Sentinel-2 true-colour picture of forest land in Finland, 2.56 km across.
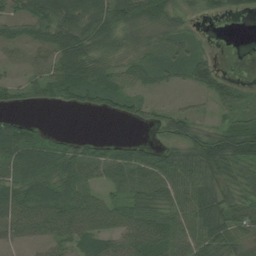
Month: August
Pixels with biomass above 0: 78%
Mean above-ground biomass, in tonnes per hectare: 53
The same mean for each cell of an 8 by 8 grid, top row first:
38 81 87 83 73 49 27 22
24 49 89 58 43 42 18 0
18 58 100 54 35 25 61 17
19 6 25 46 41 35 16 54
95 48 34 30 33 52 78 91
62 76 62 45 62 74 72 63
70 80 70 48 76 61 107 58
29 44 47 48 88 64 88 48
